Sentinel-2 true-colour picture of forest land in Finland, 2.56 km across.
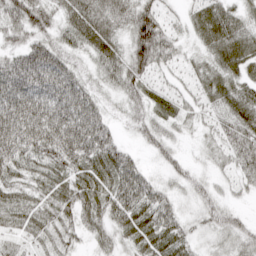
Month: April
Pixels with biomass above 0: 94%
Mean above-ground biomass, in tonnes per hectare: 44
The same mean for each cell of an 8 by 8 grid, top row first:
61 47 67 59 71 16 58 37
39 59 42 57 89 31 39 52
68 65 41 40 47 19 42 44
61 56 62 20 38 31 25 58
59 67 68 48 27 24 22 54
39 45 49 56 40 29 20 32
46 44 54 56 57 31 35 17
24 30 24 33 48 47 19 37
